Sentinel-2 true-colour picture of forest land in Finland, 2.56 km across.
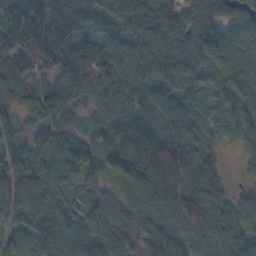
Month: November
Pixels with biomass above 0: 96%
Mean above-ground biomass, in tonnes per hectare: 92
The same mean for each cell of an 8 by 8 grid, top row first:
90 159 132 92 93 70 78 47
99 192 126 93 118 109 113 36
59 60 154 113 107 91 55 64
59 90 35 85 113 104 63 93
66 98 103 99 166 127 37 55
110 124 106 70 114 138 104 15
91 103 68 71 88 117 116 81
26 92 85 87 63 65 88 95
